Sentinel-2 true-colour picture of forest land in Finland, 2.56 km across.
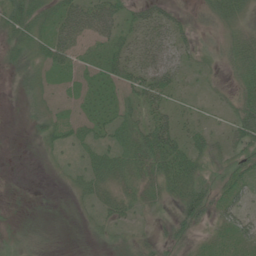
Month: June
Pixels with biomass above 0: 65%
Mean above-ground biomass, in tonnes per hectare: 26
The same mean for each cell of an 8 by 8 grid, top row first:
48 34 59 53 34 28 22 29
35 40 26 33 40 41 16 25
11 18 16 27 55 32 8 20
3 23 10 21 32 27 7 36
1 16 21 23 46 46 31 42
1 3 19 34 30 55 24 34
2 1 9 23 17 29 44 37
14 8 2 20 19 27 18 40
